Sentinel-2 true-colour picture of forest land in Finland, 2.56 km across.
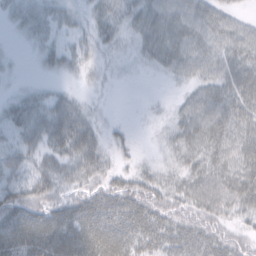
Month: February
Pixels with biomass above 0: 76%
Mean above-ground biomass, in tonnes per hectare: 31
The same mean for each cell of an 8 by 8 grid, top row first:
17 21 13 28 30 36 33 15
2 20 21 15 18 34 34 38
3 7 8 8 1 11 28 43
28 37 31 6 3 15 44 36
33 41 55 15 1 21 35 39
36 35 37 32 24 20 36 39
55 50 53 51 57 44 48 28
51 57 67 60 42 44 50 35
